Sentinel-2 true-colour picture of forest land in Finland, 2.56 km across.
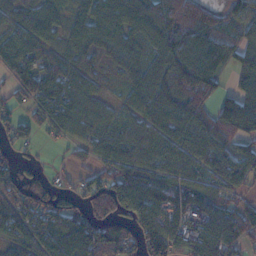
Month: November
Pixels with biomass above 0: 84%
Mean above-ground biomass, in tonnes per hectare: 79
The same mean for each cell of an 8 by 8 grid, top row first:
49 59 43 82 81 137 98 54
108 63 59 56 60 125 114 76
85 108 53 13 69 126 109 58
39 90 65 31 70 90 79 143
47 15 48 73 65 81 91 63
63 33 37 86 85 63 71 79
89 106 63 127 94 76 90 67
76 102 113 113 110 115 132 83
